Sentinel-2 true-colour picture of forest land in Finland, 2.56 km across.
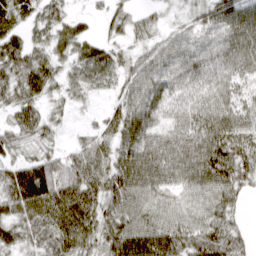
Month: March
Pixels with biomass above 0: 88%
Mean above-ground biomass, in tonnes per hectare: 55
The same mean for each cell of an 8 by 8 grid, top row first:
22 48 16 33 20 16 58 79
53 44 42 28 30 54 55 74
61 54 43 35 64 59 60 47
45 31 8 35 74 53 69 58
41 34 28 51 77 67 88 74
59 92 77 72 79 61 95 70
54 74 84 56 73 68 69 24
41 55 61 64 88 74 73 41
